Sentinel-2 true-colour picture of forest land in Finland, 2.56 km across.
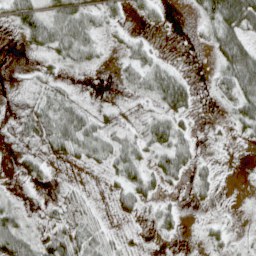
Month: April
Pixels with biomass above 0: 65%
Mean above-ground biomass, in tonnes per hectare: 33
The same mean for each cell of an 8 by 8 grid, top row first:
52 48 60 23 18 1 49 104
3 44 62 8 21 0 19 88
2 30 6 5 46 56 8 83
16 51 54 22 21 57 1 51
25 67 67 63 51 63 5 7
15 24 9 31 39 40 25 1
31 19 43 26 25 14 7 2
72 68 70 36 7 7 19 7
